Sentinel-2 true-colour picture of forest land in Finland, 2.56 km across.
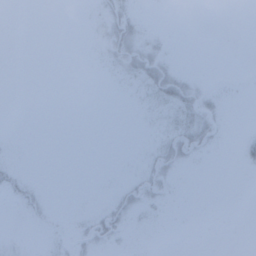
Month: February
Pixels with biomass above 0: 13%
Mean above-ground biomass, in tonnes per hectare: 3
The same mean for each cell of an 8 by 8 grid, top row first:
0 0 0 13 2 0 0 0
0 0 0 15 15 1 0 0
0 0 0 1 13 17 1 0
0 0 0 0 1 9 7 0
0 0 0 0 1 16 8 4
6 0 0 0 9 5 0 0
2 3 0 12 7 0 0 0
1 2 7 10 0 0 0 0
